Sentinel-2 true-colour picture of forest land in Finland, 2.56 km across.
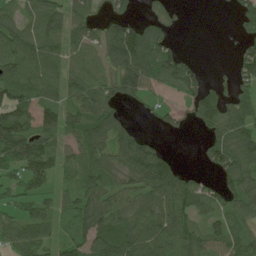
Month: June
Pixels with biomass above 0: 74%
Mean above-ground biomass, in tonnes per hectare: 69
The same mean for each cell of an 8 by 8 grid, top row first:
52 106 69 57 29 22 0 63
94 96 75 112 138 33 0 33
82 88 78 83 116 97 26 57
94 62 82 62 15 29 78 74
120 65 78 84 86 1 48 94
44 76 65 55 122 92 28 94
40 51 65 77 71 101 66 61
76 56 58 90 105 97 73 64
